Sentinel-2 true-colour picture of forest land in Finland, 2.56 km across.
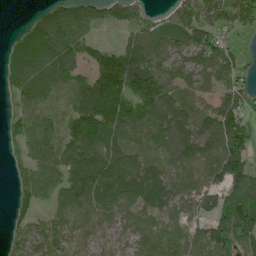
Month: June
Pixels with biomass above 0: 82%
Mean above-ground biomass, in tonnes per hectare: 78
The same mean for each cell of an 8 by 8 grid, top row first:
0 80 114 65 50 77 76 79
75 136 93 51 114 53 96 33
77 86 73 186 140 59 54 53
39 43 102 159 102 81 42 85
58 89 127 84 47 86 80 100
41 84 127 105 78 67 64 94
48 37 69 74 70 50 60 159
47 61 29 32 66 71 98 118
